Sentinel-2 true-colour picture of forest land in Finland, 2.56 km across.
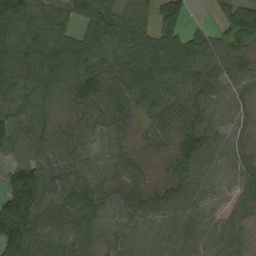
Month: August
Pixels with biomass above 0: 94%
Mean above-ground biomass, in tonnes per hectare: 71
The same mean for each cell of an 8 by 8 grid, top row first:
135 69 76 84 63 94 7 130
100 96 94 80 89 99 55 50
82 91 119 84 90 68 55 45
53 48 63 75 40 47 67 42
41 51 52 61 22 62 91 31
107 75 75 60 42 71 59 55
171 103 115 68 75 86 38 51
97 73 62 36 31 56 57 49
